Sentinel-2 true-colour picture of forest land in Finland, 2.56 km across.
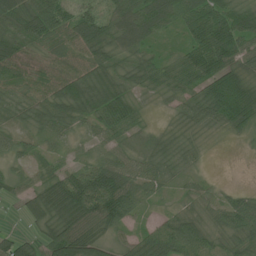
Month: June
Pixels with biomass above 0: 89%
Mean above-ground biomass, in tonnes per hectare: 54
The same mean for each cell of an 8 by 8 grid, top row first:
72 74 57 60 83 55 95 67
72 42 62 68 48 25 117 65
48 49 73 62 51 54 93 68
37 68 66 88 17 27 73 102
37 25 17 39 21 32 9 7
30 41 69 108 55 21 10 0
12 85 113 109 20 17 25 78
51 56 92 32 49 90 39 43
